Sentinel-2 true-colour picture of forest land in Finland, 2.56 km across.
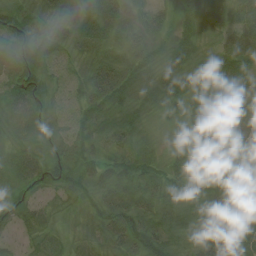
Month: July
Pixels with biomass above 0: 97%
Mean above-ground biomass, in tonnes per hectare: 51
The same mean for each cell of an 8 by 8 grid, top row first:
65 38 49 88 34 39 48 53
68 56 53 47 51 67 32 75
72 51 37 64 60 74 56 103
53 49 58 54 37 26 61 81
32 43 59 33 28 16 51 73
34 58 63 48 53 55 60 57
42 23 23 52 45 62 54 70
17 19 21 49 60 37 54 65
